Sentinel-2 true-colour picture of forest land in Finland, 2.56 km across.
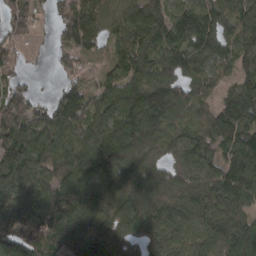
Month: March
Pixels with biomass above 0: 89%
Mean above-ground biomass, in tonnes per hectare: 103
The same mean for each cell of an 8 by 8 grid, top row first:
70 32 118 96 113 101 113 99
33 23 101 66 114 131 111 114
38 4 46 64 128 110 77 77
90 80 118 133 194 120 73 134
137 129 133 150 158 71 96 119
120 101 130 105 118 72 91 115
102 130 123 98 132 102 131 102
138 130 102 119 94 91 120 133
